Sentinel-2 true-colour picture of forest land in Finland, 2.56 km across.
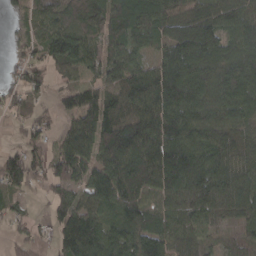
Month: March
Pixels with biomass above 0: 87%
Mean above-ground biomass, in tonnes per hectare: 87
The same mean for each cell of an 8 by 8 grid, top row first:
30 87 95 114 86 91 93 85
29 90 103 81 56 146 132 101
47 51 44 68 113 194 120 136
32 23 87 81 112 134 102 103
28 47 109 123 131 137 98 75
88 84 72 121 128 164 143 100
29 28 77 79 85 77 80 72
33 40 128 101 106 66 37 28
